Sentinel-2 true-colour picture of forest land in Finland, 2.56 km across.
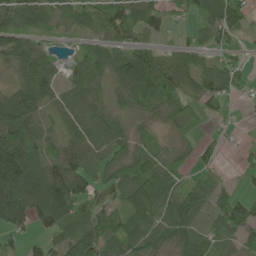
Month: June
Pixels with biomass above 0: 82%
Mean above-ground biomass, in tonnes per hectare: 63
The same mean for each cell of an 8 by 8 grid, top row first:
75 58 50 83 76 28 87 84
80 16 27 60 33 24 48 30
43 72 66 56 98 76 52 36
140 48 66 48 34 70 35 6
160 61 75 86 35 29 19 8
147 108 81 61 112 48 31 20
133 116 53 49 96 85 53 87
26 41 97 79 86 68 54 47
